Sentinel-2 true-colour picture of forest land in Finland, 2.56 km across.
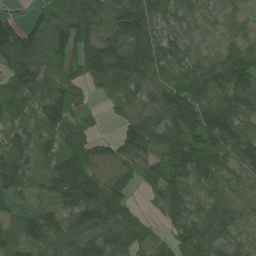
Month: July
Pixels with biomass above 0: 90%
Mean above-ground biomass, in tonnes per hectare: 83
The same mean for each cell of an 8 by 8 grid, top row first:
28 70 111 96 106 55 50 45
150 107 109 99 125 72 36 81
78 77 68 109 82 66 103 97
62 102 44 20 87 113 117 97
63 52 93 61 112 130 98 113
95 81 178 83 59 115 83 53
39 51 129 113 23 85 72 63
69 97 83 88 65 54 94 63
